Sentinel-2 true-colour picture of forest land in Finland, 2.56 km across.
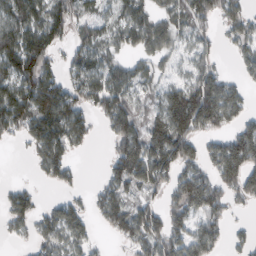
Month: February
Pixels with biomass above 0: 69%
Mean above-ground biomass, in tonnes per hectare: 91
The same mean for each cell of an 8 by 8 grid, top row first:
122 112 67 49 75 78 98 87
147 120 74 67 76 62 50 56
142 123 92 88 65 53 125 42
157 166 100 118 65 158 185 77
24 154 62 62 117 167 59 145
1 61 23 89 134 103 87 149
87 48 50 133 99 99 125 23
19 88 73 28 130 116 110 33
